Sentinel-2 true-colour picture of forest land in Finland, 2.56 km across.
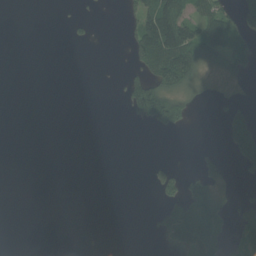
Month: July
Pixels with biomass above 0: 25%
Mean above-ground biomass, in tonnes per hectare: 29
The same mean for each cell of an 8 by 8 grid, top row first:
0 0 13 0 89 113 94 61
0 0 5 0 115 164 83 57
0 0 0 3 89 114 15 18
0 0 0 0 125 109 1 42
0 0 0 0 0 0 4 105
0 0 0 0 4 51 53 7
0 0 0 0 2 64 74 19
0 0 0 0 1 57 94 36
